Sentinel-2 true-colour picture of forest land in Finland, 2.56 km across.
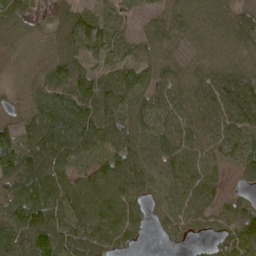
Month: May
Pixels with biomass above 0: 91%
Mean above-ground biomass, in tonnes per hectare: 69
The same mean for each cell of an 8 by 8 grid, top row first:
67 24 66 53 37 61 47 67
52 57 60 48 44 41 40 69
33 76 78 59 61 71 74 80
31 109 102 97 74 71 81 89
76 99 107 93 79 82 76 77
73 86 45 97 100 83 64 39
95 103 74 90 59 69 57 82
72 103 101 68 15 27 28 81
